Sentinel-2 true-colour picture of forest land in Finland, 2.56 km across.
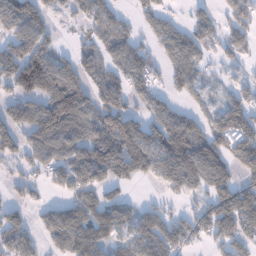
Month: January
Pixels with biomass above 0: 68%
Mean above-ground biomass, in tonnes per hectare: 78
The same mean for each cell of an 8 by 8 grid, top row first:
105 47 48 64 50 25 33 72
105 59 37 69 37 87 29 49
105 115 93 74 71 34 23 37
94 136 113 149 64 51 47 110
83 115 92 138 114 151 86 110
35 48 87 80 57 108 120 72
57 41 89 83 47 28 97 162
88 45 112 71 102 97 65 94
